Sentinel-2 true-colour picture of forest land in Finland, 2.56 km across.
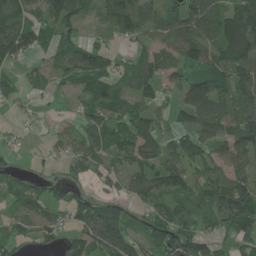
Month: June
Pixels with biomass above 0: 71%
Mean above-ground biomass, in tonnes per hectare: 60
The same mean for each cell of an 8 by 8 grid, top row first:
86 62 55 86 84 69 83 143
102 36 66 24 34 73 68 137
32 34 65 61 77 41 88 104
11 3 30 51 54 38 74 79
10 11 43 59 95 55 51 80
27 22 25 33 86 88 68 61
24 53 59 51 45 73 67 123
37 20 54 105 59 100 53 47
